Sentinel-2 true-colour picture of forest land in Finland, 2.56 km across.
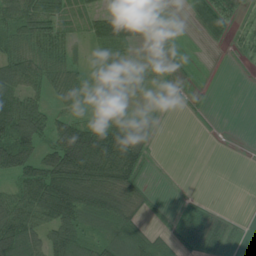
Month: July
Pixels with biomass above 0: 63%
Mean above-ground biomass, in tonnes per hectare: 44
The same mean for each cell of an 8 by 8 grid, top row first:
82 98 40 70 51 3 1 0
51 76 20 51 10 16 1 0
69 50 41 35 18 18 5 0
113 52 30 28 22 4 5 0
90 52 139 124 58 0 0 0
60 115 108 95 27 2 0 0
83 115 106 71 27 10 10 0
111 78 75 67 54 27 40 10
